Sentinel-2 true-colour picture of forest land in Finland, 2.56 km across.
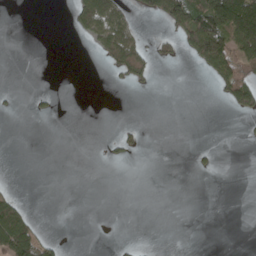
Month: April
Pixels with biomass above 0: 17%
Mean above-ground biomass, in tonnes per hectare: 24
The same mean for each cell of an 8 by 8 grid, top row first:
0 0 54 79 26 135 165 166
0 0 1 74 35 29 187 113
0 0 0 8 28 0 18 111
4 8 0 0 0 0 0 39
0 0 0 11 10 0 3 2
0 0 0 0 0 0 5 0
48 0 0 0 0 0 0 0
125 23 0 1 1 0 0 0
